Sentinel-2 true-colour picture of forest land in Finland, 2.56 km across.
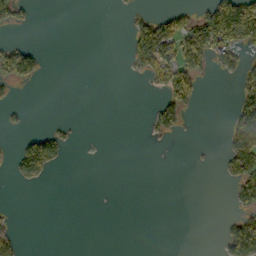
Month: October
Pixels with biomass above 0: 19%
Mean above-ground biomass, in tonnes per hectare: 30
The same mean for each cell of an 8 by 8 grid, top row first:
52 0 0 0 27 52 108 208
61 3 0 0 107 92 137 86
59 3 0 0 23 114 12 46
10 0 0 0 6 66 0 71
24 101 3 0 2 1 2 101
26 29 0 0 0 0 0 106
2 0 0 1 0 0 0 44
27 0 0 0 0 0 0 116
